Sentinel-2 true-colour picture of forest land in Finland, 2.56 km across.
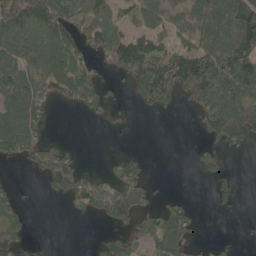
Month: May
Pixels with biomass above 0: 53%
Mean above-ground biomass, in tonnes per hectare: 69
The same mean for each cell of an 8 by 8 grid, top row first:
135 122 87 59 74 80 113 132
105 109 81 89 90 59 110 146
124 119 125 22 141 131 201 170
117 39 26 27 21 18 137 138
125 48 6 1 0 0 47 45
4 108 82 52 49 0 39 12
76 0 43 145 49 58 5 7
87 3 0 47 59 80 10 7
